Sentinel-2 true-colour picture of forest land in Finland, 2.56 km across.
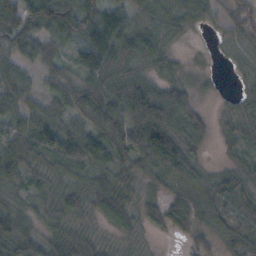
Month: October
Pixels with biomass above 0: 89%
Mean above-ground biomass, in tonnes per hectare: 61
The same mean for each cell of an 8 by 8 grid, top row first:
101 130 112 86 68 61 36 47
88 74 62 109 78 19 5 26
72 52 78 93 54 34 11 20
66 55 89 124 108 83 14 27
74 91 121 117 98 80 21 35
67 42 40 60 56 67 34 41
43 39 43 84 47 74 45 37
83 45 62 19 15 17 40 67
